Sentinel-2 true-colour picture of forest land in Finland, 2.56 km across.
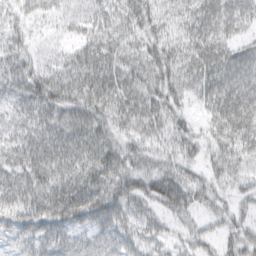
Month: March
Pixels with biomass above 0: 88%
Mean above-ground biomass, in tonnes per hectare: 42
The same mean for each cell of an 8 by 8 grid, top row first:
27 23 29 36 50 31 56 50
35 13 32 45 38 43 50 39
48 47 49 49 40 41 48 51
35 52 52 41 41 30 24 62
43 56 61 49 35 32 27 43
50 51 59 64 50 49 26 32
47 57 79 60 33 47 30 29
31 49 34 42 44 23 28 49
